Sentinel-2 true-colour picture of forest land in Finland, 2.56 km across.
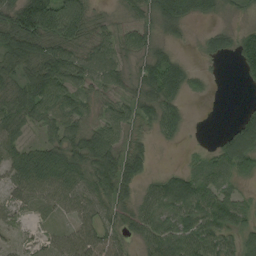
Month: August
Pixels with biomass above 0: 82%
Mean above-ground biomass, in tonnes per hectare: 53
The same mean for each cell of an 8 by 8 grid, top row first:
95 161 90 16 42 65 24 16
112 72 57 53 41 21 42 72
61 109 53 43 57 71 17 13
58 56 42 43 49 49 0 25
51 47 72 67 29 11 10 118
57 77 70 92 37 43 48 43
33 36 56 48 47 72 76 55
15 22 58 47 45 73 70 48
